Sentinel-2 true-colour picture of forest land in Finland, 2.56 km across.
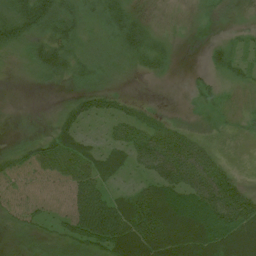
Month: July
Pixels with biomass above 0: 83%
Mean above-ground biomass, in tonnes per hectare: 38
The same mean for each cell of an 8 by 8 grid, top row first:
65 78 37 47 17 5 13 8
30 52 33 24 47 9 14 15
4 21 29 20 8 2 17 19
4 5 39 32 19 8 16 15
15 44 45 34 58 65 28 11
49 49 69 35 32 72 70 23
43 35 88 76 70 78 85 89
11 17 51 82 71 60 72 71
